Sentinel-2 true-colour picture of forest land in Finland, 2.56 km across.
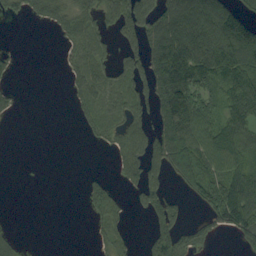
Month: September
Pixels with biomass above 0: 50%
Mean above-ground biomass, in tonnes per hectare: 59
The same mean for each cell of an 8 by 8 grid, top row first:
29 67 72 59 99 109 132 95
10 0 61 35 85 149 133 148
14 0 58 60 85 180 76 123
18 0 35 63 49 146 43 94
0 0 3 44 86 142 94 95
0 0 6 22 85 62 80 87
0 0 7 65 41 48 44 145
31 0 0 49 14 103 40 45
